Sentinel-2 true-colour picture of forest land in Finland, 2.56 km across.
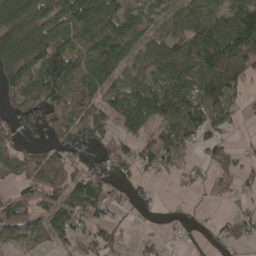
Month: April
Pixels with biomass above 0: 72%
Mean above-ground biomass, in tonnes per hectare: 73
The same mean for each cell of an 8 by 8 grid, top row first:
107 95 121 119 71 58 78 112
105 120 78 106 60 88 140 141
91 114 95 61 78 103 115 67
70 108 112 87 117 114 92 28
39 54 71 72 67 103 56 12
46 84 59 63 31 27 35 47
94 76 89 59 23 10 13 23
74 59 48 45 21 13 34 49
